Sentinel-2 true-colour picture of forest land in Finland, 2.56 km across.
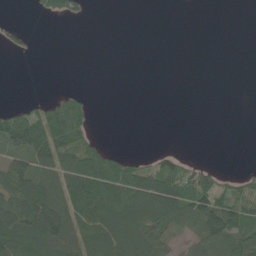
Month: June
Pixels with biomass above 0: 42%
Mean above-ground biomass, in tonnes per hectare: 54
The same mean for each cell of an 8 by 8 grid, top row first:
2 39 31 0 0 0 0 0
21 1 0 0 0 0 0 0
0 1 0 0 0 0 0 0
91 130 128 0 0 0 0 0
102 156 99 14 0 1 0 0
102 83 160 177 89 108 53 40
125 195 109 113 119 94 147 134
159 161 81 86 81 31 77 117
